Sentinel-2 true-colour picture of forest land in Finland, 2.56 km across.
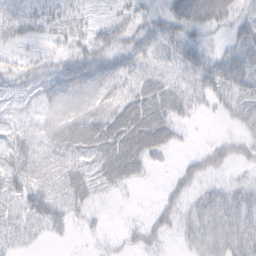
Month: February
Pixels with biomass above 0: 76%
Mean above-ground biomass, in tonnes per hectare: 32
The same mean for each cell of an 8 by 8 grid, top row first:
38 25 21 18 30 62 69 32
19 15 34 50 42 28 21 44
25 37 81 68 39 19 48 51
15 35 58 42 48 30 11 37
26 30 51 52 54 17 14 30
44 27 38 38 14 20 25 10
22 47 22 3 3 31 41 47
18 11 5 8 30 12 49 47
